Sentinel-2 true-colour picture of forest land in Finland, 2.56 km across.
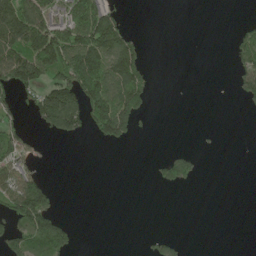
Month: May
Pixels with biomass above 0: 32%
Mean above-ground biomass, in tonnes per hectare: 56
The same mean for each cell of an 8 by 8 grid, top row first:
222 122 109 81 0 0 0 1
151 219 185 152 31 0 0 50
149 102 217 161 95 0 0 63
43 181 146 233 58 0 0 5
83 5 4 44 0 0 2 0
74 21 0 0 0 82 1 0
110 104 0 0 0 0 0 0
86 130 8 0 8 19 0 0
